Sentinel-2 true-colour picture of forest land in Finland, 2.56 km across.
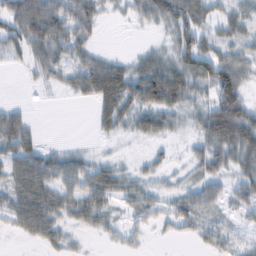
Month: February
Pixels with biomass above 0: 67%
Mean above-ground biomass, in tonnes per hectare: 32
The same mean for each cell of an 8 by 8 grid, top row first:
56 74 56 11 32 75 42 32
28 53 34 3 13 48 39 33
0 19 42 54 52 49 58 54
22 0 0 35 43 31 37 63
54 9 4 5 8 7 38 58
51 53 55 45 20 12 31 32
49 59 45 23 26 25 29 23
7 30 8 10 9 8 21 15
